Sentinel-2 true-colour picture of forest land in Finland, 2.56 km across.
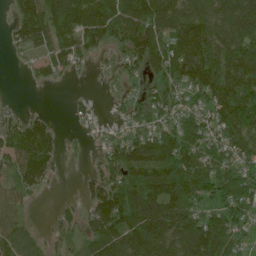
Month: June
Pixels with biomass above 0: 78%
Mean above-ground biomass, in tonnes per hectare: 88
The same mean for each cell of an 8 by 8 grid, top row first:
61 130 162 140 150 114 107 138
32 85 102 54 139 119 136 149
0 34 6 21 49 84 127 151
19 14 20 16 60 64 76 172
104 113 11 56 121 124 84 88
69 76 21 78 114 145 117 88
60 3 37 165 161 142 58 90
91 35 41 135 165 122 153 60
